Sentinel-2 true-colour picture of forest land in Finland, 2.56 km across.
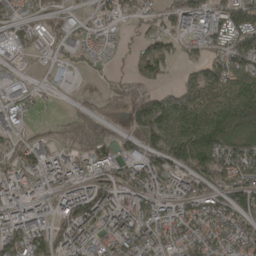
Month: April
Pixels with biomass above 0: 79%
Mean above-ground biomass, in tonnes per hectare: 85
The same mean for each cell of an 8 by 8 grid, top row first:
52 70 23 39 64 106 116 147
61 43 53 24 79 49 77 149
43 28 5 25 62 37 147 111
58 12 36 13 179 184 150 169
76 44 30 87 130 125 184 118
90 84 84 73 89 83 119 88
109 66 178 109 76 80 86 103
101 114 97 75 101 80 86 91
